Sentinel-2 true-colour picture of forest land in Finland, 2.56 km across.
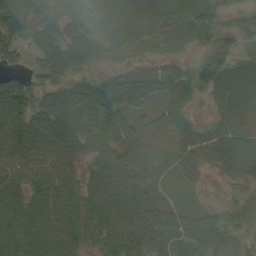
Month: September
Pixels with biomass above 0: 93%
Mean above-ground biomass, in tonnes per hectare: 56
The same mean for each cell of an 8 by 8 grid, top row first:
59 30 27 75 87 87 56 35
52 59 72 57 46 34 40 42
34 48 46 74 86 49 76 83
82 78 93 96 46 23 20 56
86 76 54 47 37 28 64 54
68 70 36 71 36 23 14 42
85 71 66 74 59 39 31 53
86 59 56 55 47 32 95 48
